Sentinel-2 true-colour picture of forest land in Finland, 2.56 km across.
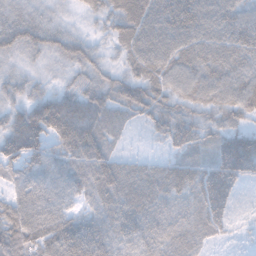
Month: November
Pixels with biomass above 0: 97%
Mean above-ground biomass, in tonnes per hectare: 61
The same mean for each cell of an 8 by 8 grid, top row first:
49 34 18 54 81 91 81 69
59 62 54 27 85 80 73 78
38 25 39 46 63 62 70 65
47 98 95 60 51 50 47 59
94 73 103 44 7 46 49 91
67 71 69 80 57 62 75 77
73 79 37 62 60 45 71 13
81 83 92 63 53 52 27 10
